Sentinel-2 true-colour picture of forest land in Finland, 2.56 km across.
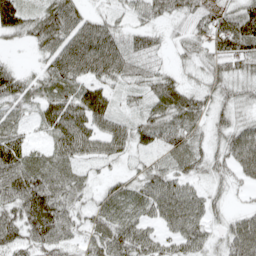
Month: April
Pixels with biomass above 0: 86%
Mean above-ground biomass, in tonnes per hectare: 54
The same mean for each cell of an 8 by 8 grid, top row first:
105 59 50 29 38 37 58 79
12 48 90 85 38 23 48 76
57 52 62 53 46 36 39 46
39 55 81 59 37 69 42 30
72 32 74 70 35 56 29 77
88 60 28 22 48 52 31 39
74 95 32 49 45 91 50 20
63 77 39 72 64 58 40 85
